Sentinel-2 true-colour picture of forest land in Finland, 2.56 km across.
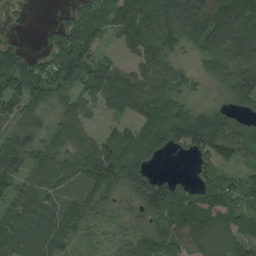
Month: August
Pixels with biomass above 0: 86%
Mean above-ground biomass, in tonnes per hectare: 84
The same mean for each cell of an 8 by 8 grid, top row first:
16 3 71 84 132 137 139 113
74 68 154 25 111 74 95 124
129 126 95 138 99 67 61 147
53 64 67 54 90 99 86 57
93 73 72 112 119 80 132 99
77 61 69 127 86 35 52 46
62 50 67 51 93 144 103 74
76 74 29 25 77 90 116 88
